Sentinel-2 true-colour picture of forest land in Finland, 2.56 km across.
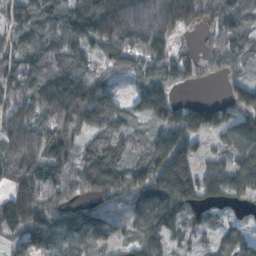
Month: November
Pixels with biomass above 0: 87%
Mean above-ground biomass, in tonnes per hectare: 117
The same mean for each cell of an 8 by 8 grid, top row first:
147 104 149 238 201 199 104 95
104 118 87 127 134 71 63 95
112 150 148 59 77 85 25 61
161 123 167 141 95 110 105 104
198 118 102 157 70 179 45 122
85 129 173 205 168 257 116 120
201 133 70 79 141 146 85 56
72 87 76 42 116 63 49 93
